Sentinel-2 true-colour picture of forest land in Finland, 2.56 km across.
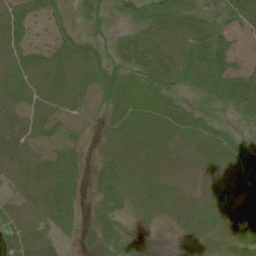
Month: June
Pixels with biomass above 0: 86%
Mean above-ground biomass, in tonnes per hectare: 46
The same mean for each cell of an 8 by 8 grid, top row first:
64 41 16 19 49 69 42 65
59 57 47 28 65 73 85 29
53 68 64 56 57 43 67 76
59 56 46 44 57 62 34 44
64 52 20 32 44 53 57 34
52 67 24 53 33 18 39 60
42 65 20 37 34 32 60 67
57 42 15 33 4 7 29 35
